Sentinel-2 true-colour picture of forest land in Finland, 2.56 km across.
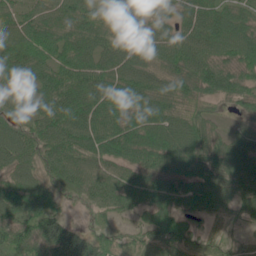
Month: June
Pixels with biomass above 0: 95%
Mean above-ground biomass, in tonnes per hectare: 73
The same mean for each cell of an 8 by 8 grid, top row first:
68 68 79 63 74 48 82 57
117 103 84 59 67 83 75 87
99 84 94 83 73 65 85 69
56 94 100 86 85 62 35 28
85 84 92 100 92 95 72 53
72 57 72 69 75 77 86 91
79 78 16 57 62 71 67 58
75 110 88 41 48 80 33 23
